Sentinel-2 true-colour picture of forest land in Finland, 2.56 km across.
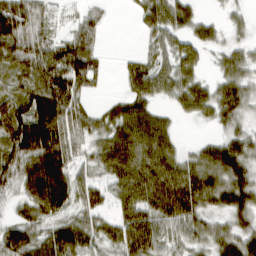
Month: March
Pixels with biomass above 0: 80%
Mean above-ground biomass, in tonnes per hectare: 62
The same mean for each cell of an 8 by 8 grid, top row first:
104 30 29 8 37 71 17 17
93 72 51 0 19 60 37 34
47 113 35 1 73 79 33 62
93 122 54 37 75 30 47 46
103 126 38 82 95 36 39 66
79 147 39 63 99 94 87 77
36 94 51 39 77 111 55 72
74 65 80 52 91 40 51 67
